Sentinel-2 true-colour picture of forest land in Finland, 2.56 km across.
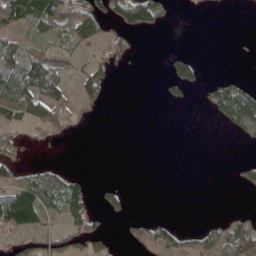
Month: May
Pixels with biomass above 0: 32%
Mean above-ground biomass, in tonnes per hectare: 34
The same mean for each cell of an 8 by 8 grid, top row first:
117 124 84 55 96 4 2 0
57 39 31 26 1 4 0 2
90 88 38 22 0 72 15 21
61 77 18 0 0 1 15 110
17 10 0 0 0 0 0 6
36 53 17 0 0 0 0 22
171 67 60 36 0 0 0 2
27 46 61 22 50 50 42 85
